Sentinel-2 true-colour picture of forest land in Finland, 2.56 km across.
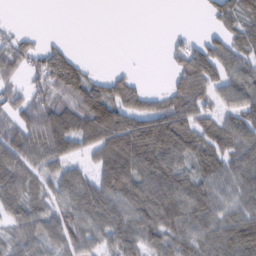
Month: February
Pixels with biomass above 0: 74%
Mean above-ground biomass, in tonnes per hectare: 69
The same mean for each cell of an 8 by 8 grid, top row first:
1 0 0 0 0 0 24 76
51 41 3 0 0 28 66 71
30 83 94 52 12 45 85 88
56 85 121 128 102 108 51 84
86 102 74 128 166 116 84 83
93 65 63 143 119 91 77 77
70 64 88 92 95 101 78 67
60 67 68 71 83 73 68 107
